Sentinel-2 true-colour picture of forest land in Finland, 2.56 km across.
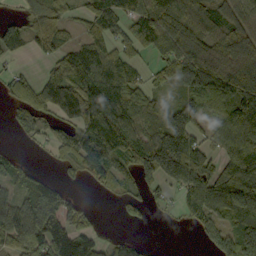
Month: September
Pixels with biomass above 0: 72%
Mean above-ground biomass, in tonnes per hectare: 85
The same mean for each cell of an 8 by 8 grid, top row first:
25 69 40 104 97 132 95 87
43 58 68 76 65 107 114 129
57 70 95 110 44 79 123 159
41 59 105 125 102 112 114 122
13 31 87 110 114 199 65 126
70 31 40 73 83 125 94 111
88 122 62 3 41 26 119 139
117 156 111 26 14 0 59 155
